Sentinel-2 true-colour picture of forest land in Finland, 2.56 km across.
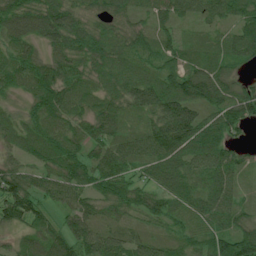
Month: July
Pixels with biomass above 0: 95%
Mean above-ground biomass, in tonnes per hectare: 63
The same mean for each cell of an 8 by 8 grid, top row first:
80 88 56 58 27 55 42 63
61 52 80 65 56 51 47 70
62 81 57 57 67 99 94 38
27 71 47 63 63 122 69 89
49 75 53 66 65 116 103 27
84 53 61 79 43 79 71 37
89 42 64 54 54 46 55 39
29 76 75 59 45 39 70 95
